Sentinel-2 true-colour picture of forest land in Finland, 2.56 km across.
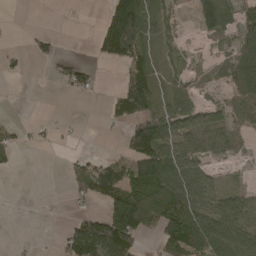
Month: April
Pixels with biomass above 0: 52%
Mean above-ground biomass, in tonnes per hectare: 58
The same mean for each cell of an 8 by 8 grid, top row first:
0 0 0 112 132 23 109 53
10 23 0 118 63 30 11 71
7 8 48 2 106 46 24 105
0 1 0 40 95 84 50 66
29 10 4 2 170 79 58 27
4 0 64 134 178 120 41 11
0 0 13 101 170 130 76 78
2 1 195 194 30 104 122 104
